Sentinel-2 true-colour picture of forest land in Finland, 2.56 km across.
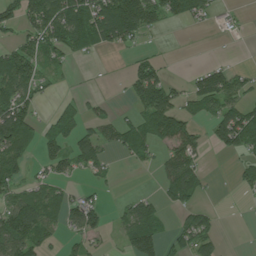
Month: July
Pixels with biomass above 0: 52%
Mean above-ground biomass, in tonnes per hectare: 51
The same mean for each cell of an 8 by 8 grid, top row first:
68 96 100 159 127 50 33 10
57 63 58 44 14 0 0 0
88 35 2 4 103 17 86 40
99 16 42 17 71 79 49 90
69 57 87 49 78 79 41 93
40 41 21 18 4 86 17 31
85 68 76 12 61 42 21 1
95 40 36 10 105 40 59 0
